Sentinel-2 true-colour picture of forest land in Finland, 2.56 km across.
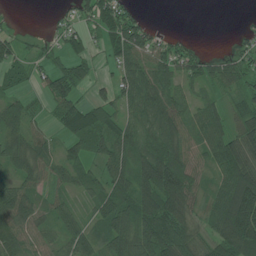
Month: July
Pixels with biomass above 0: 78%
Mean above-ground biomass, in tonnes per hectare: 60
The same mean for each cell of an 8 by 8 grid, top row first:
5 7 51 76 22 0 0 3
45 23 45 60 82 54 4 30
42 50 43 42 78 53 51 63
53 27 85 54 62 66 58 50
66 38 48 76 62 75 69 91
54 42 45 72 94 119 42 118
85 47 28 85 108 91 48 171
66 47 62 85 103 104 51 147
